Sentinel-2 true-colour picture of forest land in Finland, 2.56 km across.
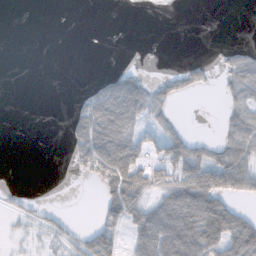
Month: November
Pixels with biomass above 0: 38%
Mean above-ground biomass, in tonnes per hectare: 36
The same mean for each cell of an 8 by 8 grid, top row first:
0 0 0 0 0 0 0 0
0 0 0 0 5 0 1 21
0 0 1 58 35 29 17 66
0 0 57 128 74 15 0 47
0 0 76 104 49 65 25 66
0 0 19 98 72 68 76 76
10 11 0 52 58 110 115 31
9 22 32 36 89 145 111 99
